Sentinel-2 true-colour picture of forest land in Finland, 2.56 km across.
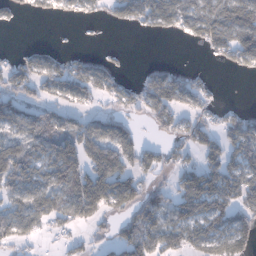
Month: January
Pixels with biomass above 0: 61%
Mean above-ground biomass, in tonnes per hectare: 61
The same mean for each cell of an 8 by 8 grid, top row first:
20 26 33 37 85 96 100 94
9 18 6 5 0 1 50 109
72 69 80 51 44 62 16 7
87 61 43 37 54 72 35 32
88 79 101 113 39 47 72 101
81 66 99 114 48 46 114 103
61 82 96 60 79 77 87 76
55 9 25 39 88 69 89 93
